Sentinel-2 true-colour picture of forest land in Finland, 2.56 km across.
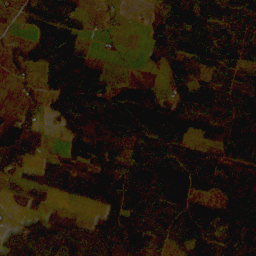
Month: October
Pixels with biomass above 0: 74%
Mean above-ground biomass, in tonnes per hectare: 66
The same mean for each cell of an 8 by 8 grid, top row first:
23 52 25 14 8 69 64 72
20 78 29 6 26 38 58 55
20 43 114 32 19 46 27 39
22 37 85 90 110 81 52 79
132 20 70 56 69 62 61 126
38 81 100 83 107 90 57 85
14 44 29 101 105 99 54 120
135 190 142 121 90 49 55 108
